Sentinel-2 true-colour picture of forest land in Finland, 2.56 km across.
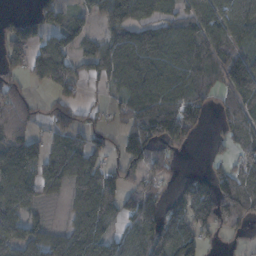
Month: November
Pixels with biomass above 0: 72%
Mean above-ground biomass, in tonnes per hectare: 80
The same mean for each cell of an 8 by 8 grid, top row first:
29 65 50 100 69 64 97 98
108 81 61 97 138 114 78 64
31 56 65 79 131 120 59 181
61 43 36 26 120 127 41 74
129 81 78 31 133 56 11 67
113 108 132 70 85 22 45 79
79 21 98 79 114 61 116 102
110 93 129 68 81 140 29 13
